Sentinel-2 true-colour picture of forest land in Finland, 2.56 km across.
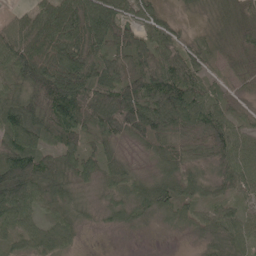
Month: May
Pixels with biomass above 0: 93%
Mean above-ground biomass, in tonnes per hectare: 57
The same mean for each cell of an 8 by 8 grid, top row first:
19 53 98 98 37 12 21 44
69 64 90 68 74 54 41 50
62 109 103 70 91 107 50 41
94 94 81 105 97 113 78 24
93 47 49 35 34 42 83 52
118 68 51 52 29 50 35 66
79 42 35 33 41 51 43 34
44 52 16 1 3 4 30 45
